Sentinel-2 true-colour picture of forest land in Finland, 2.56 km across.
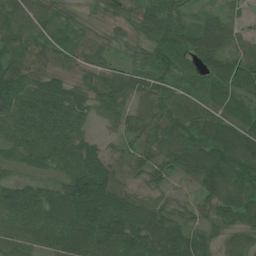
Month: July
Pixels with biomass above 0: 95%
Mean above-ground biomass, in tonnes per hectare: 67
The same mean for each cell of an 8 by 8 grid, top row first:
76 55 23 51 72 59 31 27
71 50 53 39 52 74 82 43
91 64 39 75 68 54 61 82
83 90 64 60 58 82 64 53
57 78 67 19 60 83 92 95
33 38 112 74 39 41 94 82
97 85 116 103 66 42 43 71
52 68 97 110 93 97 49 64
